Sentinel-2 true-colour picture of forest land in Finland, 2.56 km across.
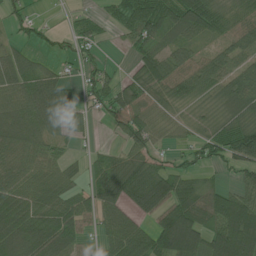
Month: June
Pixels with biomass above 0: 77%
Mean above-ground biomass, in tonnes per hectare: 62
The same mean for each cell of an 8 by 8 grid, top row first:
40 4 25 36 97 94 80 51
34 25 42 6 52 57 28 63
82 64 36 36 62 70 64 85
81 89 33 61 51 19 19 72
71 42 8 13 66 17 69 140
56 47 28 86 82 74 18 46
76 70 62 72 77 101 82 104
94 108 48 70 84 156 87 140
